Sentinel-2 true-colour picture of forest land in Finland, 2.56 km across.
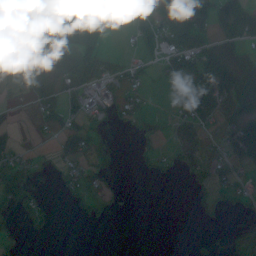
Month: September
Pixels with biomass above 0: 44%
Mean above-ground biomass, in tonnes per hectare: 41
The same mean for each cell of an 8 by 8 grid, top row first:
97 181 102 14 37 103 111 105
105 103 107 8 22 76 57 33
24 56 97 44 21 55 99 48
6 37 53 35 25 39 58 64
24 8 64 19 13 38 21 89
45 5 35 21 6 11 33 27
35 18 17 16 0 0 15 16
14 7 0 0 0 0 4 16
